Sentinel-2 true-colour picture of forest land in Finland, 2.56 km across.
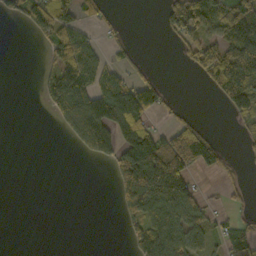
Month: October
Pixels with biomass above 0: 41%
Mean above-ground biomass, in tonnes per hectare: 56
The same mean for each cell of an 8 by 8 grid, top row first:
39 114 59 15 0 93 116 116
0 51 93 22 4 23 99 136
0 51 102 69 51 0 47 147
0 29 122 142 99 23 0 65
0 0 52 83 144 148 100 13
0 0 0 43 208 200 25 16
0 0 0 8 169 132 35 22
0 0 0 0 68 91 45 64
